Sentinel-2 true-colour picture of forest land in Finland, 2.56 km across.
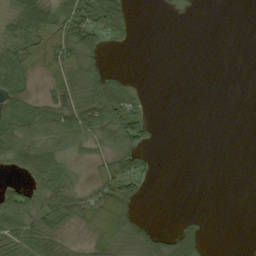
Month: September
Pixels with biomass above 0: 47%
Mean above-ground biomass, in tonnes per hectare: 25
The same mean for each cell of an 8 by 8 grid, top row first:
35 48 72 76 0 0 0 0
44 53 67 14 0 0 0 0
33 23 48 36 1 0 0 0
34 37 67 71 19 0 0 0
54 50 33 42 33 0 0 0
11 47 10 61 36 0 0 0
32 52 46 69 7 0 0 0
41 44 10 46 28 47 13 0
